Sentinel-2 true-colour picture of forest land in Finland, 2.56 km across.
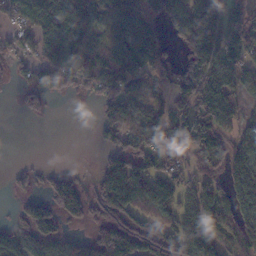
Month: November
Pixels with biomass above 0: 68%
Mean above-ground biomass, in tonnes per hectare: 93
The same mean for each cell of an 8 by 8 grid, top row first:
93 169 88 118 98 100 129 73
64 95 87 109 146 40 106 121
44 99 110 122 90 89 107 82
10 22 0 100 94 70 169 72
0 0 0 69 112 126 130 139
33 48 32 156 112 93 73 168
29 105 111 163 99 90 91 110
80 102 41 226 174 129 88 99
